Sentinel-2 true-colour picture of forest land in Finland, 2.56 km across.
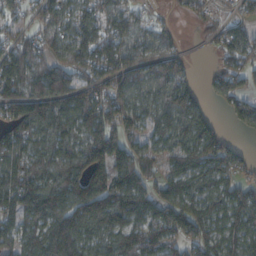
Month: October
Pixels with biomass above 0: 85%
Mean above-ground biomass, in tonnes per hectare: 112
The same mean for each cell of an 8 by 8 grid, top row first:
58 117 116 103 45 26 43 61
114 84 137 124 91 63 26 143
175 168 100 118 93 126 34 107
147 147 144 130 90 143 42 81
120 91 121 156 66 90 136 31
137 112 139 172 95 94 98 91
136 156 161 235 122 118 99 130
107 172 146 125 176 99 118 99
